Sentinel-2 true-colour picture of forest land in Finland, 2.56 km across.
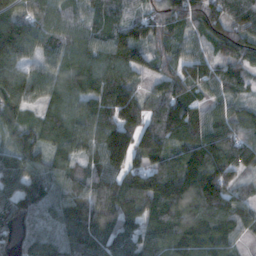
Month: November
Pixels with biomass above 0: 95%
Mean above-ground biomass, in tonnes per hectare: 105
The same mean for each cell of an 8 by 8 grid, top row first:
123 83 76 69 68 108 97 117
178 90 76 118 89 69 64 100
148 81 85 121 56 104 101 81
88 44 78 148 110 136 71 66
97 63 100 199 132 102 154 122
113 94 80 115 155 156 193 76
97 91 114 122 119 131 142 94
73 97 118 101 103 138 137 53
